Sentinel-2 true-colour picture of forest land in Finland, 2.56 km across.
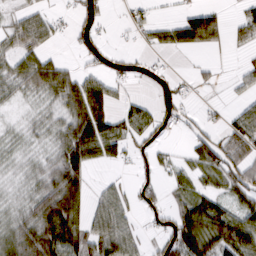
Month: March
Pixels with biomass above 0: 61%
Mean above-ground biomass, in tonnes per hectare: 42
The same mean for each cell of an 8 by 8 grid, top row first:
26 29 33 6 25 15 57 25
42 28 23 19 14 34 32 18
44 90 59 37 16 20 12 21
12 28 86 49 38 39 13 32
18 27 108 60 32 6 52 65
17 49 67 7 12 24 41 70
27 91 58 62 24 45 61 49
58 100 70 92 23 94 91 87
